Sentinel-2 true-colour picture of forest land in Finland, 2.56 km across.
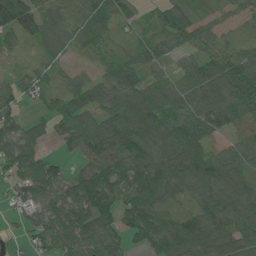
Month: June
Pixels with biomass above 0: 88%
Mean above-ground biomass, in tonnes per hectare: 75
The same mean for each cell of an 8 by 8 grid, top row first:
111 62 77 75 21 81 33 38
27 49 45 35 64 64 64 43
50 42 50 90 72 63 117 145
50 44 100 82 135 84 86 85
101 37 84 99 104 114 67 54
65 107 67 91 99 96 98 72
31 80 99 84 97 38 81 92
12 76 105 79 61 107 108 92
